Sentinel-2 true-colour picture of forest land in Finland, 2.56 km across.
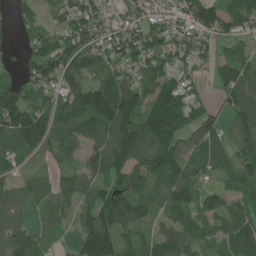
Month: June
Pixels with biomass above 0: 84%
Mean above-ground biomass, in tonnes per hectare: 89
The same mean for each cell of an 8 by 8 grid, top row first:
48 54 89 52 73 89 149 108
13 86 132 97 124 81 46 33
43 99 108 97 77 86 22 96
151 108 105 178 139 156 51 104
113 100 81 136 140 91 111 90
53 36 61 100 91 112 57 77
67 54 63 157 88 96 71 82
89 40 111 145 63 96 48 103
